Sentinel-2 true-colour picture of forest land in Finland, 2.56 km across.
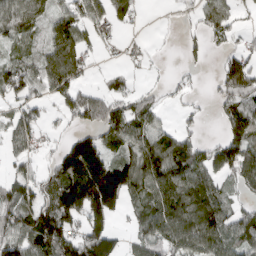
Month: March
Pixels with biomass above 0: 67%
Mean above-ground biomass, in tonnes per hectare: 73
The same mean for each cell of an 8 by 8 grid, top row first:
94 58 71 50 5 11 57 23
47 62 66 5 6 2 28 27
91 99 43 28 4 11 5 121
47 22 108 76 78 13 8 116
53 12 136 54 107 90 38 138
50 48 148 163 128 124 84 69
106 110 141 121 68 146 150 32
113 153 110 87 81 117 145 81
